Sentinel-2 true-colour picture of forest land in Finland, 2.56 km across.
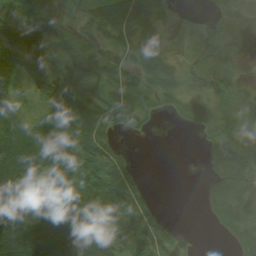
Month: August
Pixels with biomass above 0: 74%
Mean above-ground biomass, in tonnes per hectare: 44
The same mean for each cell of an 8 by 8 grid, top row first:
27 42 29 80 78 10 2 2
70 54 35 26 61 6 21 17
28 51 25 31 27 26 40 29
18 42 56 53 36 21 40 38
75 67 71 46 0 0 38 50
78 60 52 71 15 0 28 53
85 96 83 77 54 0 23 47
108 100 106 67 76 40 0 51
